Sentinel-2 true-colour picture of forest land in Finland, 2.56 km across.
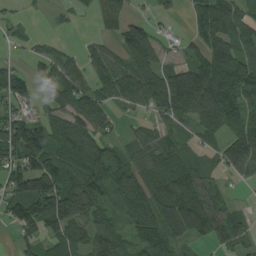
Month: August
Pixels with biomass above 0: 76%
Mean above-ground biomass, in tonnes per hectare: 76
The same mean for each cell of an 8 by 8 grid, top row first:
16 9 15 48 30 18 118 76
19 30 23 43 138 25 97 86
64 66 58 77 103 130 131 111
70 43 101 47 33 97 133 94
138 104 108 49 66 53 40 86
105 145 116 93 95 119 54 36
80 159 136 51 124 139 109 23
32 67 73 84 83 69 47 45
